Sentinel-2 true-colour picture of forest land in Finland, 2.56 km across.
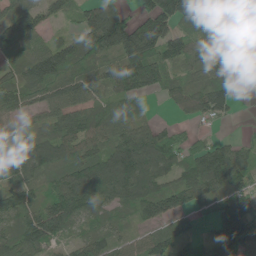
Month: May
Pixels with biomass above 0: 85%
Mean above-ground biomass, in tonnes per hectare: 79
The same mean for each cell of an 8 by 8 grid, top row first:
107 55 57 126 91 153 139 123
77 72 88 111 166 83 72 65
88 110 80 74 109 56 77 16
68 59 68 49 27 29 81 7
76 88 80 76 119 64 47 37
76 47 120 131 111 64 117 66
91 93 109 47 70 64 27 83
87 79 47 50 53 54 45 132
